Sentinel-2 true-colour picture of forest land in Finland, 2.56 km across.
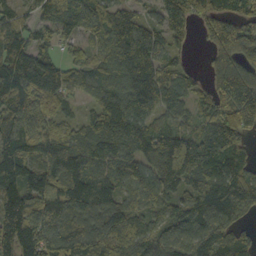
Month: October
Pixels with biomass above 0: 91%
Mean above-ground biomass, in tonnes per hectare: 108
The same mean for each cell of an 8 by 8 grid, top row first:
65 69 89 79 47 99 106 97
107 70 63 104 118 44 59 164
138 146 79 95 124 81 52 152
130 106 36 129 95 73 66 162
122 122 96 109 115 158 124 96
124 127 122 87 98 169 118 118
143 134 121 119 78 88 137 100
175 145 141 121 122 112 126 77
